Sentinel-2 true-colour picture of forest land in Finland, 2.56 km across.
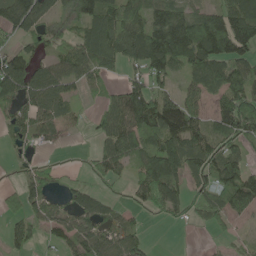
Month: May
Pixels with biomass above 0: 71%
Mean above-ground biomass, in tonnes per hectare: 76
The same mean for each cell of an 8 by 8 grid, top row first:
139 83 91 117 103 108 98 134
52 39 85 111 155 143 153 115
120 109 60 22 76 42 97 97
56 78 16 92 149 126 56 149
42 35 3 91 71 122 83 76
21 36 15 48 88 101 86 108
48 60 66 32 45 63 70 63
55 26 76 75 36 0 7 18
